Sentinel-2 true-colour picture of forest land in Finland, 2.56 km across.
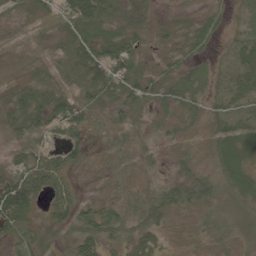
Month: June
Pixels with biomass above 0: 94%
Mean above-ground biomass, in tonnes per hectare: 38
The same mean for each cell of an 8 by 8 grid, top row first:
29 30 113 50 22 21 23 13
21 28 68 69 30 34 26 45
18 41 50 101 43 40 24 52
47 64 65 33 30 31 33 55
32 39 42 22 23 20 22 49
53 65 14 28 15 20 29 42
85 32 46 30 43 42 22 16
48 32 55 32 42 12 12 17
